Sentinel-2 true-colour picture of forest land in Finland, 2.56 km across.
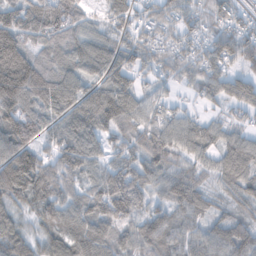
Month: November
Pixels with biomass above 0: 91%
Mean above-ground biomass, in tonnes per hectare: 93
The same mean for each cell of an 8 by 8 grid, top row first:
89 132 75 77 61 85 72 59
155 73 86 81 87 71 74 107
194 118 83 63 35 48 73 75
130 97 126 160 84 55 30 49
141 77 127 62 100 90 76 88
171 158 98 108 103 87 56 101
85 113 102 154 81 87 70 60
109 90 126 91 93 78 75 99
